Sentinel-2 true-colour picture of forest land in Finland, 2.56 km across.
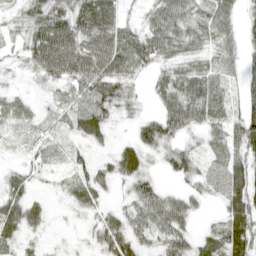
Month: April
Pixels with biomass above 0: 85%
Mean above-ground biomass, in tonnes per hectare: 41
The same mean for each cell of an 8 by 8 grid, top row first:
23 59 65 60 24 63 55 34
22 85 66 76 64 57 42 37
7 32 57 58 21 63 59 35
33 12 53 37 19 73 56 46
11 21 21 18 62 47 24 57
22 16 31 36 50 40 40 54
43 18 26 19 61 54 11 63
28 10 7 52 42 55 21 59
